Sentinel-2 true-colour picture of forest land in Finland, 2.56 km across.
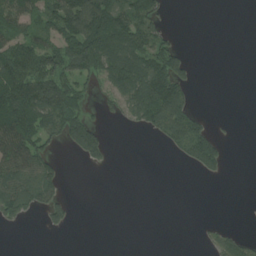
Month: August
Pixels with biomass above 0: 41%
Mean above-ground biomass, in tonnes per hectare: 50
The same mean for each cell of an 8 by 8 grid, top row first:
90 80 166 125 98 0 0 0
86 83 139 107 94 51 0 0
125 115 64 88 103 131 0 0
140 110 68 27 99 129 12 0
142 54 112 15 1 80 108 0
90 68 0 0 0 0 26 0
71 65 0 0 0 0 0 0
0 1 0 0 0 0 15 34
